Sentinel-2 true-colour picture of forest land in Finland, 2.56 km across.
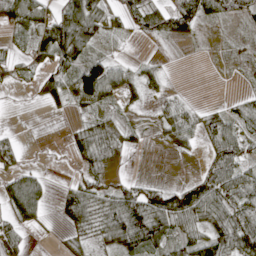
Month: April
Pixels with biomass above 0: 67%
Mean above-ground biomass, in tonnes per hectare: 38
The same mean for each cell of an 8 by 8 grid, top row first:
63 43 90 35 61 76 48 36
14 60 78 5 7 3 3 6
16 52 81 65 34 1 0 3
1 13 18 23 9 35 28 45
17 2 47 51 14 28 38 57
41 10 34 27 10 2 62 56
61 19 65 62 98 97 72 69
33 3 24 46 78 39 60 70
